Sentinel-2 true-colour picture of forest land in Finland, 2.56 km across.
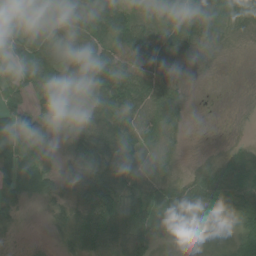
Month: July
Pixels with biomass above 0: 84%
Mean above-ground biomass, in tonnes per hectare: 59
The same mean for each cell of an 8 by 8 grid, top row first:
50 87 85 98 57 74 77 66
46 122 64 60 82 76 59 11
36 67 35 114 85 51 13 5
65 41 26 122 71 61 2 6
116 17 61 120 69 33 5 22
92 72 76 122 80 33 55 70
42 20 74 112 79 64 39 80
7 3 79 79 54 16 9 84
